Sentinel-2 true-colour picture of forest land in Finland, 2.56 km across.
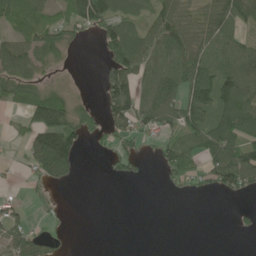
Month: June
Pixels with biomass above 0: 54%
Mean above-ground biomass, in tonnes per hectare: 54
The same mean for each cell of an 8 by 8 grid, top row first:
72 44 106 101 53 90 87 93
73 97 10 88 83 85 63 62
98 32 5 77 54 90 95 99
28 136 66 67 70 79 92 115
14 148 55 40 27 66 87 94
9 77 15 25 15 68 60 106
23 6 0 0 0 0 0 9
45 26 0 0 0 0 0 1
